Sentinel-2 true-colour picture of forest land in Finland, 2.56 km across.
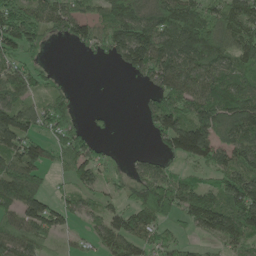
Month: May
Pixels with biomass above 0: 73%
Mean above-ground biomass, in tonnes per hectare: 92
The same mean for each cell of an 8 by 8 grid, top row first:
126 102 92 115 127 171 133 124
103 24 36 97 169 172 146 105
86 37 0 1 45 138 110 97
135 92 17 11 42 131 164 172
111 59 77 9 1 126 169 114
162 49 76 43 78 70 63 137
125 110 52 51 129 99 144 152
127 55 25 104 75 41 47 101
